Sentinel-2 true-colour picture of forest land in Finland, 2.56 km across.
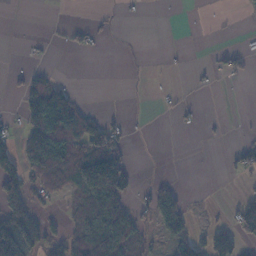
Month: November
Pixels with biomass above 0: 32%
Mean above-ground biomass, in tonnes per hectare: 36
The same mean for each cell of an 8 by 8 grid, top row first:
0 0 0 6 2 0 1 3
1 6 19 1 1 2 3 16
10 55 0 0 2 1 6 10
13 148 63 6 1 12 1 0
46 155 94 101 0 0 3 20
69 81 98 165 2 5 0 23
101 16 38 114 29 91 6 49
153 48 63 131 39 56 67 65
